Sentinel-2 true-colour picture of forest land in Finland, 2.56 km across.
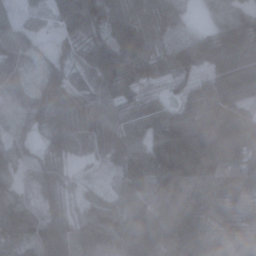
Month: November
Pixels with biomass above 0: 95%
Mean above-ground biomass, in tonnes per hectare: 62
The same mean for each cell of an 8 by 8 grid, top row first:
34 32 100 73 63 44 13 56
49 16 47 78 83 61 67 93
40 46 40 81 60 55 48 61
28 62 83 57 55 63 86 64
32 40 54 60 82 124 138 98
33 45 20 21 85 93 101 70
58 43 32 39 75 91 73 51
56 81 61 59 115 91 74 57
